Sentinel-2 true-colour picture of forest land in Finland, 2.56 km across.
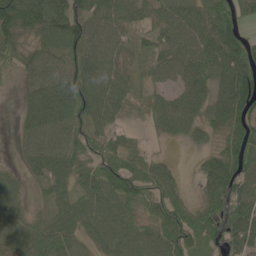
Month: June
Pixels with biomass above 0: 88%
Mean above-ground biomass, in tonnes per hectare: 74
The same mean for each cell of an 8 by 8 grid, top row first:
126 121 101 84 60 85 80 63
85 75 90 71 67 89 105 98
23 90 85 76 60 48 71 109
22 105 78 60 41 82 60 88
23 86 77 73 21 18 32 104
28 68 56 100 89 37 82 96
53 33 68 78 60 93 71 114
74 109 59 74 70 105 59 96
